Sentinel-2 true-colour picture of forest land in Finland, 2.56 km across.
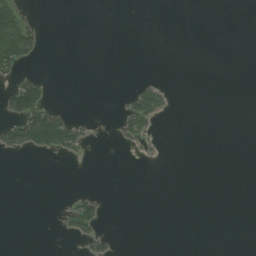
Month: July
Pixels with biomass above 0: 10%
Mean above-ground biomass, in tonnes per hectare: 11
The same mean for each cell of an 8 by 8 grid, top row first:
61 0 0 0 0 0 0 0
99 4 0 0 0 0 0 0
31 11 0 0 11 0 0 0
63 73 0 2 83 3 0 0
56 88 41 4 18 0 0 0
0 0 0 0 0 0 0 0
0 0 50 0 0 0 0 0
0 0 19 12 0 0 0 0
